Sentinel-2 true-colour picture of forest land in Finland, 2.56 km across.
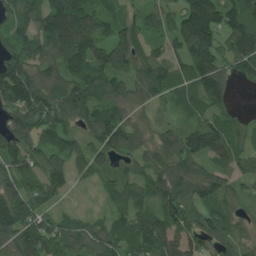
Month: July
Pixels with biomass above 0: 86%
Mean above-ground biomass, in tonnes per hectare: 88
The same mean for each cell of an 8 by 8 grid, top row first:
84 118 104 62 53 86 180 94
88 88 125 139 70 78 151 105
132 80 100 116 105 71 134 41
124 114 91 94 38 37 78 23
99 62 56 123 59 86 125 58
78 103 47 61 75 102 82 68
141 58 12 38 86 97 71 44
94 118 74 71 143 174 82 55
